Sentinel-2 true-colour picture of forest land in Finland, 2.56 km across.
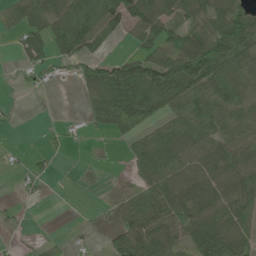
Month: June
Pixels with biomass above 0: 63%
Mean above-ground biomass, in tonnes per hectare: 55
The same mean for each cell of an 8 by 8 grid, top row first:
49 76 114 96 86 51 60 78
28 74 80 14 40 67 97 84
6 25 44 128 148 113 95 77
8 0 14 111 102 67 80 58
1 13 9 12 61 85 80 72
9 17 9 2 49 78 86 68
7 0 2 21 75 82 80 65
2 10 6 35 96 49 92 78
